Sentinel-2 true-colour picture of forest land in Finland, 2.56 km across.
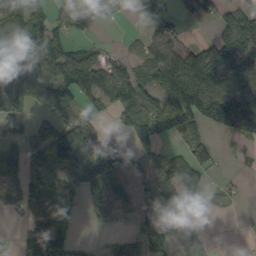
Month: September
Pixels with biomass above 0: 62%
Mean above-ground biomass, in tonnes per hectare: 75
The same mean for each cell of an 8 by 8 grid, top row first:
88 58 100 45 60 52 52 83
129 123 41 15 40 80 63 121
130 98 124 119 82 186 124 117
88 46 52 46 87 160 117 135
58 96 136 107 72 22 12 19
82 84 112 117 51 94 31 8
54 109 37 52 72 125 11 7
31 175 24 28 91 25 0 2
